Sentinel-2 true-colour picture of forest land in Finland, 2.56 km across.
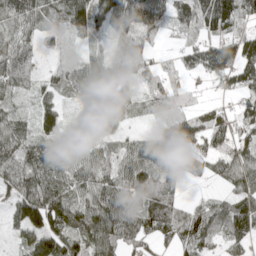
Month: May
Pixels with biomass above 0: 88%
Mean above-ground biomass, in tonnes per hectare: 69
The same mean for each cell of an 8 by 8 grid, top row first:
67 56 86 85 110 63 105 82
61 12 18 37 50 25 85 103
70 32 76 71 66 42 37 91
38 69 16 92 33 83 57 61
73 57 24 41 60 119 61 76
84 90 74 74 100 63 44 75
69 139 90 128 102 92 53 104
28 100 72 102 68 70 76 59
